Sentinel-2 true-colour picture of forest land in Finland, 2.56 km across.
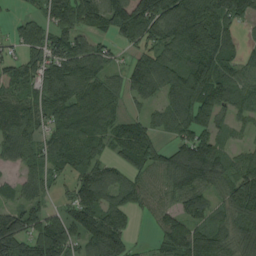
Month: August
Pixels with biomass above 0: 84%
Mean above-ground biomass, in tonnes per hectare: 98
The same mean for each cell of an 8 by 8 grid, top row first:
24 77 123 139 129 152 144 84
40 104 101 47 80 102 145 56
96 113 123 61 132 117 142 76
112 90 125 68 46 119 121 58
96 75 88 65 101 85 117 31
35 60 95 91 85 125 116 113
75 42 149 110 55 83 89 153
156 159 100 174 10 148 145 121
